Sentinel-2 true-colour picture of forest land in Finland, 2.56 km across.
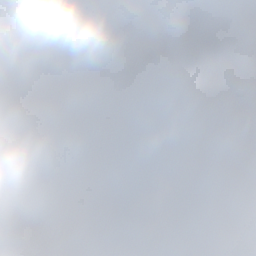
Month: November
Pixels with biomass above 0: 79%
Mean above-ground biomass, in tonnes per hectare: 98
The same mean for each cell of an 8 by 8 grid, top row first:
253 69 63 55 6 73 39 76
78 56 72 60 50 55 64 66
218 189 190 50 66 85 136 176
96 234 174 52 68 72 117 106
146 234 212 86 87 104 132 94
121 79 51 61 65 74 73 71
126 89 21 101 56 159 74 114
96 95 85 174 2 64 90 104
